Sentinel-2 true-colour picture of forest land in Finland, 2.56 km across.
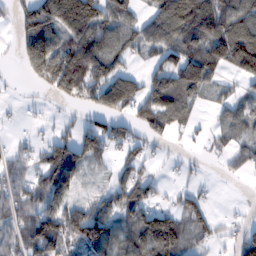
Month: February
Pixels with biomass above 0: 68%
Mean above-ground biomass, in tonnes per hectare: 86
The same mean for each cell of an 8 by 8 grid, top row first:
63 144 213 134 55 173 170 129
51 118 154 121 84 119 139 203
8 111 149 135 78 119 112 65
8 14 42 109 91 84 18 55
30 72 137 70 61 12 29 47
67 142 50 38 56 19 9 21
87 114 72 78 102 61 45 8
77 160 125 106 123 102 40 84
